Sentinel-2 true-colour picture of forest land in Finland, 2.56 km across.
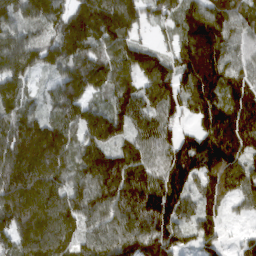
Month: March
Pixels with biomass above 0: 93%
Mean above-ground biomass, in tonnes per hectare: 121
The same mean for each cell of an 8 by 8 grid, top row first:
104 127 125 186 95 94 139 97
160 118 119 106 88 75 163 86
129 47 129 104 112 130 171 97
116 65 115 115 101 88 140 128
173 175 106 117 92 113 147 138
168 143 105 167 110 135 130 126
153 142 124 142 174 144 88 41
136 137 95 138 149 130 90 39
